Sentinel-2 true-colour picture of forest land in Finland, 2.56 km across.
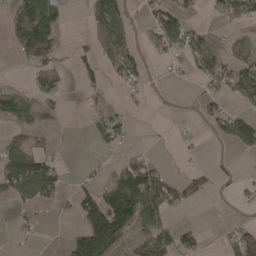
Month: April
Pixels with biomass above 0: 43%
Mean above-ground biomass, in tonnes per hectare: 40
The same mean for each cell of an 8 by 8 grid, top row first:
51 80 2 97 16 48 10 46
42 83 22 60 12 41 46 12
4 60 23 15 19 6 40 71
47 28 5 25 3 2 32 28
59 19 0 27 5 6 2 49
110 89 12 32 106 21 21 8
26 33 90 150 109 34 1 7
10 1 114 151 66 59 9 63
